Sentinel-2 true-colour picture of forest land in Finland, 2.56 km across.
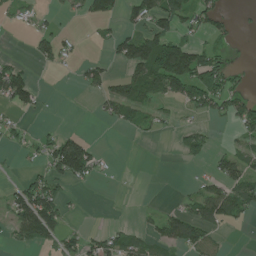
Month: June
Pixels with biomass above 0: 41%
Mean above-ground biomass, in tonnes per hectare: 46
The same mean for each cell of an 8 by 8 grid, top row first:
24 16 26 42 74 81 60 7
9 55 11 33 110 128 51 3
108 3 30 48 120 153 110 25
40 4 0 38 51 24 53 74
29 49 71 0 4 29 44 41
8 61 63 6 0 0 34 92
99 129 6 0 8 25 107 71
40 55 48 56 44 87 51 0
